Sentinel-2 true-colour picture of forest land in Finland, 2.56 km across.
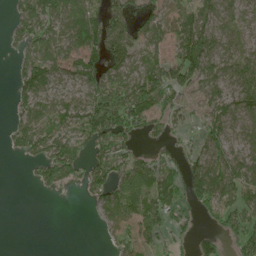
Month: June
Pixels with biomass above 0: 67%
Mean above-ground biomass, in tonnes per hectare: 58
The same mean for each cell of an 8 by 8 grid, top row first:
48 97 72 74 59 75 74 49
30 76 76 87 63 56 78 46
40 77 60 72 85 72 74 78
33 61 81 104 98 43 56 66
41 82 56 89 14 23 64 42
0 62 51 95 85 59 145 78
0 0 2 74 96 69 56 74
0 0 0 26 60 24 51 63
